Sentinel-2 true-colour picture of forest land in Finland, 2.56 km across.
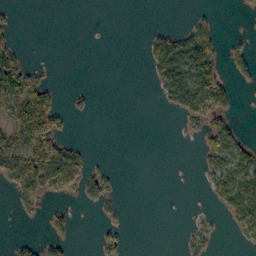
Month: October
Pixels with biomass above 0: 28%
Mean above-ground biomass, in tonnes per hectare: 36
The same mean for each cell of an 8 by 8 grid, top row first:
9 0 0 0 0 0 22 10
45 0 0 1 25 105 95 20
127 28 0 0 5 127 117 21
85 105 12 0 0 38 99 10
77 141 17 0 0 0 59 49
126 169 91 24 0 0 40 95
24 26 11 21 0 0 8 108
11 35 3 29 0 3 34 18
